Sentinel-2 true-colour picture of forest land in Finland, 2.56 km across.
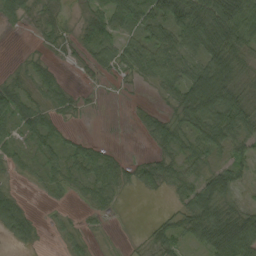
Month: September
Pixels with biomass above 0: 69%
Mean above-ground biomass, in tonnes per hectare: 35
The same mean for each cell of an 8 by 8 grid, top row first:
30 14 13 54 67 83 68 73
1 8 19 37 57 65 69 66
17 33 1 8 20 48 111 44
56 33 11 0 12 35 84 63
22 30 19 7 5 38 50 44
8 19 26 41 35 37 44 33
48 5 7 12 0 19 76 28
23 2 13 1 15 37 59 104
